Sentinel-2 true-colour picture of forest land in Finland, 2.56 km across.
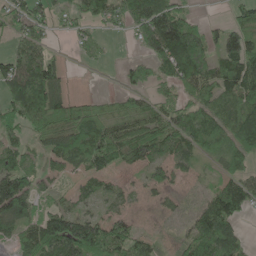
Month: May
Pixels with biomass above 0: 74%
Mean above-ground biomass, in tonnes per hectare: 75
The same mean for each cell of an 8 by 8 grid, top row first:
59 60 55 71 121 99 8 43
49 38 27 7 63 169 91 137
106 110 1 1 49 90 102 137
80 121 70 44 64 85 77 97
60 60 113 123 118 102 80 96
126 47 44 44 38 45 20 76
134 47 43 42 16 24 85 82
59 153 187 120 52 25 123 77
